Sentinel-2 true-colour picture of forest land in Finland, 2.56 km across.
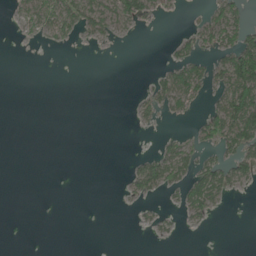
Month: June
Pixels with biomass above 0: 25%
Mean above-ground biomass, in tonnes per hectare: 18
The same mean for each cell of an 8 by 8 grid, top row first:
15 55 58 54 35 3 26 34
1 7 4 3 0 17 26 77
0 0 0 0 3 55 38 125
0 0 0 0 18 19 28 112
0 0 0 0 0 23 24 63
0 0 0 0 53 43 59 35
0 0 0 0 9 13 40 0
0 0 0 0 1 7 0 0
